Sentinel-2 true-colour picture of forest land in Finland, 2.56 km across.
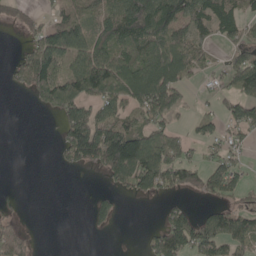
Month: May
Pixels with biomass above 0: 55%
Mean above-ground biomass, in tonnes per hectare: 72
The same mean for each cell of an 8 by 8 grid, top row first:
45 27 48 86 188 126 108 63
13 157 111 118 126 151 44 56
46 148 168 174 140 113 17 110
0 51 114 90 95 80 27 76
0 0 166 160 146 89 45 34
0 0 5 70 157 85 86 54
13 0 0 49 0 41 32 45
77 0 0 2 22 129 122 93
